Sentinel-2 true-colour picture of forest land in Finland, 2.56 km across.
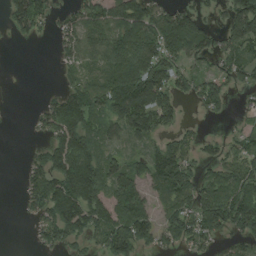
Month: August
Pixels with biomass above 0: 67%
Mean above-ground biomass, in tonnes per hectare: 78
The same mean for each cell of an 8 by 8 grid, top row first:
93 53 66 89 120 91 37 134
3 2 83 116 137 127 82 86
0 0 53 122 183 89 64 55
0 74 141 106 167 68 44 16
0 62 120 43 41 58 33 43
4 123 192 100 87 137 56 98
4 108 144 107 99 81 132 138
0 51 55 116 81 68 68 54
